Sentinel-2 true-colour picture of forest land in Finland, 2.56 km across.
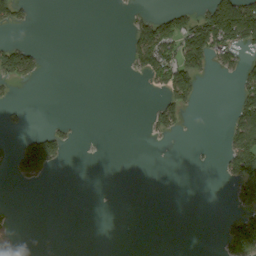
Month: September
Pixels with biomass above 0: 19%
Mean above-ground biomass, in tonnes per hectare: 30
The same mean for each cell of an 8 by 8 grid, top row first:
52 0 0 0 27 52 108 208
61 3 0 0 107 92 137 86
59 3 0 0 23 114 12 46
10 0 0 0 6 66 0 71
24 101 3 0 2 1 2 101
26 29 0 0 0 0 0 106
2 0 0 1 0 0 0 44
27 0 0 0 0 0 0 116
